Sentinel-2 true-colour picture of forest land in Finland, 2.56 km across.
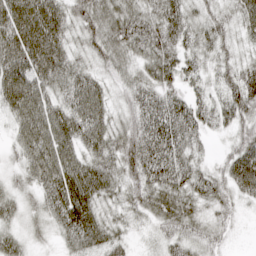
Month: April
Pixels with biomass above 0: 95%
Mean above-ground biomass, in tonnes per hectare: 51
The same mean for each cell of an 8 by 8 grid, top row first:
80 83 53 61 57 64 38 46
83 81 30 58 56 58 41 28
88 57 57 31 45 47 29 65
66 67 71 34 59 62 48 62
38 78 58 52 70 65 13 51
21 66 84 49 63 59 40 81
31 44 86 28 44 63 31 20
35 15 58 41 12 41 33 4
